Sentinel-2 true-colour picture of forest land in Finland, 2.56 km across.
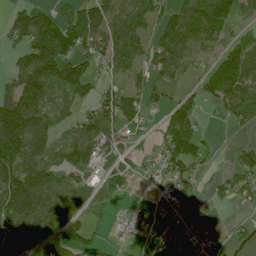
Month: July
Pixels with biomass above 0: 70%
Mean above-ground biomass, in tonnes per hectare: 82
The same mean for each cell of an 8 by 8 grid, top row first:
73 85 119 101 81 84 142 48
56 203 106 115 71 137 46 79
78 159 124 56 56 46 67 119
183 75 44 119 64 65 13 85
191 107 110 72 24 144 28 22
147 113 75 88 35 78 20 78
140 110 71 35 37 55 27 23
127 72 79 25 42 75 39 24
